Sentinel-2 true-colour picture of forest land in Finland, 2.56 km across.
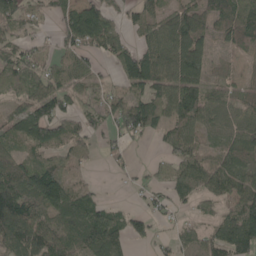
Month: May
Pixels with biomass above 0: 72%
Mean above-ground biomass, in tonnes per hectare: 62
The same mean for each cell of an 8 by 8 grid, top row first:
71 26 128 46 58 56 73 92
58 18 73 63 54 103 38 30
86 66 49 25 113 90 51 16
52 101 59 63 111 78 73 42
46 94 56 25 13 71 31 64
84 117 29 8 12 62 76 69
129 87 93 31 22 24 22 81
85 91 86 93 26 33 53 100
